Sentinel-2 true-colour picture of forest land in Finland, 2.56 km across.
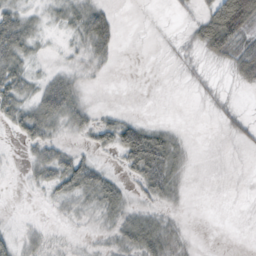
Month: October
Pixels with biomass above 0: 49%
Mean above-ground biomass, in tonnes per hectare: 18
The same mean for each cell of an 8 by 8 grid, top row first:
38 15 31 14 0 6 34 83
51 6 19 19 0 7 34 42
41 22 14 1 0 1 9 21
36 49 25 10 0 0 4 13
7 33 8 30 65 23 0 11
2 31 51 16 40 23 0 0
0 5 20 30 16 8 0 0
17 11 3 17 44 20 0 0
